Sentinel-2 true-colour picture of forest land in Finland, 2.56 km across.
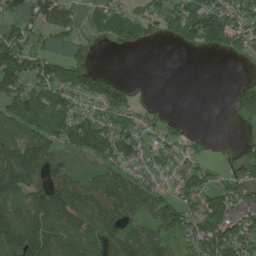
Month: July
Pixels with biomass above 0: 69%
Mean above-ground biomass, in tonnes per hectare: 82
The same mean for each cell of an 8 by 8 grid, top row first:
56 109 37 27 51 116 142 81
146 41 38 25 22 24 60 52
149 134 109 61 4 0 0 9
108 139 76 100 37 5 0 43
111 104 111 135 69 49 10 28
168 104 65 98 61 69 61 69
119 150 142 129 107 108 133 103
156 135 103 111 122 68 145 114
